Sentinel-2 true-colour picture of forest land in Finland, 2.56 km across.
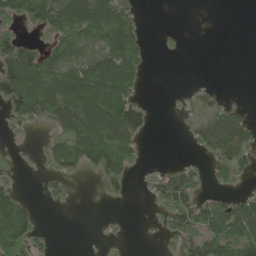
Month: June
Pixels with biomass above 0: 48%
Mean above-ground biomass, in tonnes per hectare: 54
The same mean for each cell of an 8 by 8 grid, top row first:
81 117 135 131 11 0 0 0
99 62 85 115 37 6 0 0
157 119 112 126 23 0 2 0
74 90 116 142 47 7 56 38
9 34 118 110 25 0 64 82
19 37 27 85 12 84 31 34
115 11 1 2 2 89 62 71
98 15 0 6 0 41 95 97
